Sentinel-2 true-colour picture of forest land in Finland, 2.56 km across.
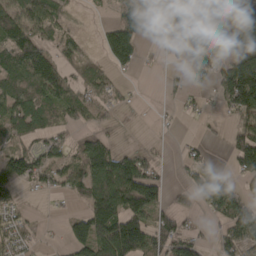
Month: April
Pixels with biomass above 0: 61%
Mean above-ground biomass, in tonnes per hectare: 65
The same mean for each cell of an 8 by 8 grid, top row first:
101 86 6 28 123 109 85 56
112 53 31 130 43 46 114 105
85 113 52 34 2 17 30 188
101 69 56 23 2 8 12 95
42 56 43 39 10 6 15 77
99 59 73 162 122 7 65 69
34 4 27 153 104 30 47 91
48 7 100 173 107 86 22 74
